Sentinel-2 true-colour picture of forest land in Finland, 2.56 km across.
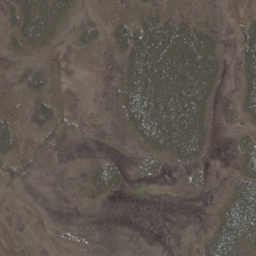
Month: May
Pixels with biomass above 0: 46%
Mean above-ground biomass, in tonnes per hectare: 26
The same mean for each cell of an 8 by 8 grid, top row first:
39 53 14 16 30 28 10 11
18 14 10 20 76 82 53 39
12 15 0 5 84 85 53 30
7 32 5 4 85 91 30 18
17 23 1 0 30 62 21 24
22 2 9 57 20 2 10 43
2 0 6 1 0 0 6 89
1 1 4 0 0 3 41 105
